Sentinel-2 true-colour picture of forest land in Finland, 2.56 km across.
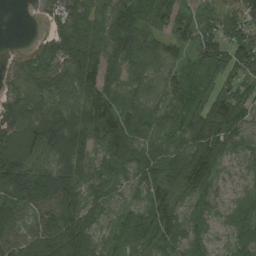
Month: August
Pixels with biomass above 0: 92%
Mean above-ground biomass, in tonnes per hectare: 89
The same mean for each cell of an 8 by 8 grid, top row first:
0 39 95 99 89 88 43 40
6 65 133 106 92 51 96 91
63 102 124 70 75 72 85 71
122 126 117 116 93 78 124 86
146 139 115 126 83 80 123 69
136 106 100 95 82 112 104 34
103 96 108 60 87 76 64 62
86 122 133 79 116 82 58 76
